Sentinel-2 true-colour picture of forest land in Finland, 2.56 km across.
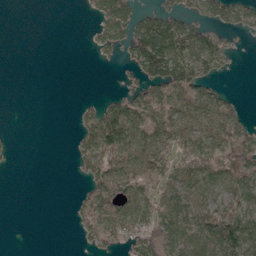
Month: April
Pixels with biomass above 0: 50%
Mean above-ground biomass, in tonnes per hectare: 48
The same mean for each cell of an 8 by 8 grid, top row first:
0 0 2 82 43 46 37 38
0 0 0 33 112 74 75 5
0 0 0 1 61 76 35 0
0 0 20 62 84 75 68 27
4 0 34 106 102 82 106 82
0 0 25 158 79 79 91 88
0 0 23 141 106 92 73 78
0 0 16 54 80 111 109 106
